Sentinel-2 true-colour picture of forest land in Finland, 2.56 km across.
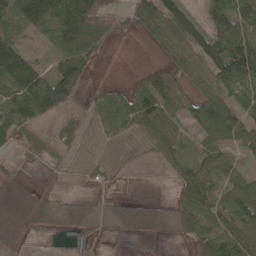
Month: April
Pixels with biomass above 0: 60%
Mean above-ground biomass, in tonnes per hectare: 42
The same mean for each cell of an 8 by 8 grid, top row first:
64 94 129 54 67 55 62 102
76 21 93 8 2 27 74 143
141 97 53 3 35 39 50 93
66 67 12 35 77 36 90 44
19 16 19 8 21 42 43 56
5 2 14 17 0 32 50 43
0 3 1 6 0 26 54 84
1 1 6 1 0 7 53 74
